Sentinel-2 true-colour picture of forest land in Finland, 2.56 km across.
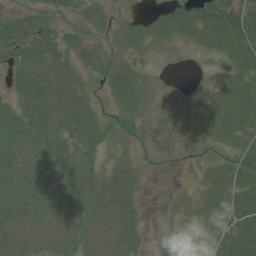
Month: July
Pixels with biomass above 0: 69%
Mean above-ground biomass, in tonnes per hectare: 41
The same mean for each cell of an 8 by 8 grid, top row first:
33 32 27 17 19 40 54 49
66 69 39 27 23 8 23 47
41 84 35 53 21 1 1 33
50 86 58 21 21 5 13 49
68 69 47 18 8 0 9 33
69 80 55 43 11 0 22 50
75 76 63 85 12 7 42 54
84 72 64 83 15 26 46 70
